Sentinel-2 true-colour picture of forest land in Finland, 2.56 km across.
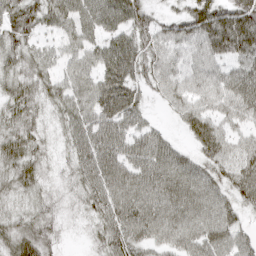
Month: April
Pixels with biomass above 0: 90%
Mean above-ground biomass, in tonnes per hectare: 53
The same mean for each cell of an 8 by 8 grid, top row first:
62 59 66 69 49 41 84 92
52 30 53 39 47 36 56 75
52 45 58 55 42 48 43 59
54 32 64 55 35 32 50 46
61 27 61 67 60 28 72 42
56 24 51 69 68 78 59 70
31 34 25 62 68 72 66 46
63 43 8 59 51 55 65 46
